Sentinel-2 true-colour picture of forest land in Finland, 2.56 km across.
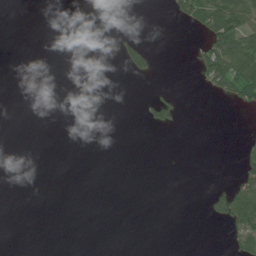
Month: July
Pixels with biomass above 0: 11%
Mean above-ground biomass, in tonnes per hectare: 13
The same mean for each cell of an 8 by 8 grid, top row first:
0 0 0 0 0 31 104 97
0 0 0 2 33 0 66 106
0 0 0 0 8 0 45 116
0 0 0 0 15 31 0 14
0 0 0 0 0 0 0 8
0 0 0 0 0 0 0 31
0 0 0 0 0 0 16 93
0 0 0 0 0 0 0 49
